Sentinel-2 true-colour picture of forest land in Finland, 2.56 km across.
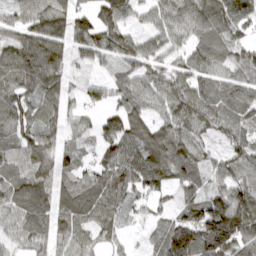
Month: April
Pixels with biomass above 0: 89%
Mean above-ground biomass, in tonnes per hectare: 84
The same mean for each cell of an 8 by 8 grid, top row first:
61 113 62 99 46 93 127 99
96 139 66 100 70 62 75 59
112 129 21 41 75 81 75 68
99 75 44 62 72 106 107 67
85 86 43 89 113 112 51 70
68 85 67 97 110 80 55 88
81 84 99 89 41 50 146 132
64 68 78 42 14 166 191 131
